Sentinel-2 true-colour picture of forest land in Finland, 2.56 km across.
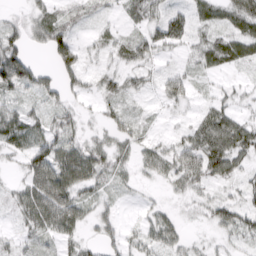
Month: March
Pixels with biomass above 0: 78%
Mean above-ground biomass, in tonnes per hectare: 37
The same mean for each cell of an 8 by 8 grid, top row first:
13 42 28 12 41 40 39 65
63 48 36 26 49 32 53 57
85 31 36 31 25 37 14 15
40 33 20 27 11 14 39 30
45 62 37 31 25 36 78 68
13 83 69 44 15 45 53 35
34 77 45 19 12 12 30 53
27 29 40 33 35 34 11 25
